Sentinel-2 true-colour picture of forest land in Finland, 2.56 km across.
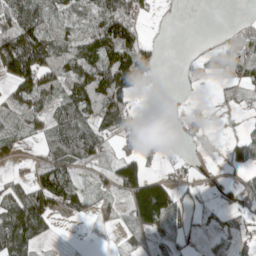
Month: May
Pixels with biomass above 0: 61%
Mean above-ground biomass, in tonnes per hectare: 63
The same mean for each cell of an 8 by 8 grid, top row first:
109 98 87 175 31 0 0 6
192 166 108 162 89 1 25 72
117 104 124 168 67 2 24 42
62 62 110 144 20 1 2 14
40 66 99 32 55 3 9 43
27 108 36 52 133 25 11 17
114 93 59 25 132 75 22 57
125 28 0 3 23 51 20 49
